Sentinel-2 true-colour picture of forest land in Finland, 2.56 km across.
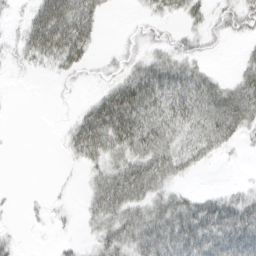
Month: March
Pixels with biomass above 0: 58%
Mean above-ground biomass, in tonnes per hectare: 27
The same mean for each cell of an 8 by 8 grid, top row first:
6 61 61 3 9 18 19 27
16 55 45 3 13 19 9 4
1 4 7 16 53 47 27 26
0 0 16 77 60 47 49 53
0 0 41 46 51 39 40 13
0 0 5 39 54 26 1 1
2 10 7 46 36 39 40 42
7 1 6 36 49 54 58 58
